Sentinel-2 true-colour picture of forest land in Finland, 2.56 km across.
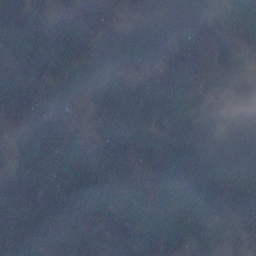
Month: December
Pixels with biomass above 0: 73%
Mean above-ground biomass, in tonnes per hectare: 85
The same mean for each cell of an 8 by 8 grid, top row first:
116 86 101 50 8 3 71 118
102 117 125 1 6 86 93 152
80 93 13 57 57 127 71 112
109 80 39 82 116 156 34 25
80 125 74 177 116 51 1 0
148 131 121 159 90 31 25 71
142 142 134 68 135 109 64 31
117 136 47 73 89 111 114 49
